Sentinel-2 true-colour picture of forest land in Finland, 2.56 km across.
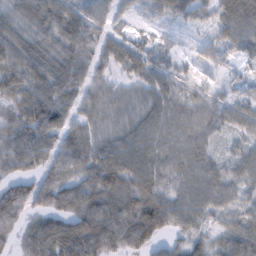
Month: February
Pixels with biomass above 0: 92%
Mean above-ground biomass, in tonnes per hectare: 55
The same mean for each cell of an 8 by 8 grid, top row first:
50 68 51 37 16 37 30 84
68 51 71 51 31 13 26 33
78 77 65 31 45 31 16 13
55 100 52 45 53 57 46 42
76 65 67 58 68 64 40 27
55 58 57 79 74 60 60 47
90 59 65 74 91 66 54 40
42 107 100 77 70 31 31 71
